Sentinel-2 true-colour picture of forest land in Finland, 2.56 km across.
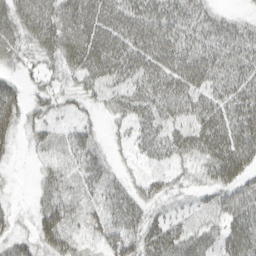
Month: March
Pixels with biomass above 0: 82%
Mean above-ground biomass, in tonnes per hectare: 40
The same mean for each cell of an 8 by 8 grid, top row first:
54 58 71 66 67 51 34 13
40 43 70 66 67 62 50 45
17 19 30 45 48 61 54 47
31 23 16 24 39 44 53 51
14 26 41 11 29 41 57 62
3 30 38 25 16 17 27 44
10 43 36 44 34 14 23 54
29 44 30 50 53 53 37 73
